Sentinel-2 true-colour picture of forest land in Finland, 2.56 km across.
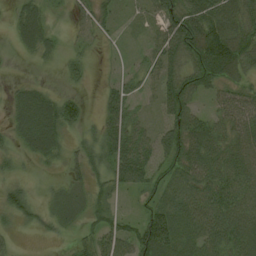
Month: August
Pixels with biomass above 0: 81%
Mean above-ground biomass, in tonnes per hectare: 47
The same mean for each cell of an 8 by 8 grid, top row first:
49 29 19 23 17 86 101 71
42 30 14 8 14 72 131 87
16 7 14 15 24 51 60 39
44 73 41 54 14 65 29 65
30 67 22 68 54 80 75 53
18 9 28 49 58 53 64 70
42 20 21 32 28 81 72 75
5 9 24 50 91 80 69 83
